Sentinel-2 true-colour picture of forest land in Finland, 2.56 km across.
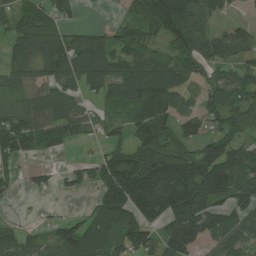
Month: July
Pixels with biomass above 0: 76%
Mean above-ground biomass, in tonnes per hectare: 86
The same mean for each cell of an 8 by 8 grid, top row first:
74 68 13 6 82 153 90 20
94 123 128 109 67 65 89 67
103 101 128 115 111 78 54 62
103 133 62 27 96 69 66 68
114 71 26 44 96 79 82 77
31 25 46 139 162 181 163 119
5 6 9 128 151 164 127 95
75 48 118 85 102 149 79 90
